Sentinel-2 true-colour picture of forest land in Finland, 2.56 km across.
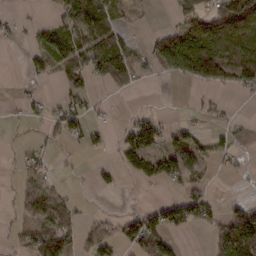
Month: February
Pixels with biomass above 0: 46%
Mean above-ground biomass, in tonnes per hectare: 40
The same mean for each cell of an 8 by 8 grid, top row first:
10 9 89 54 10 31 63 104
4 69 70 93 24 91 102 83
4 20 56 57 15 24 76 65
4 24 47 5 16 2 14 3
6 17 15 16 106 55 34 34
13 28 1 15 51 60 21 7
21 73 11 3 29 59 48 46
21 78 36 59 96 21 20 115
